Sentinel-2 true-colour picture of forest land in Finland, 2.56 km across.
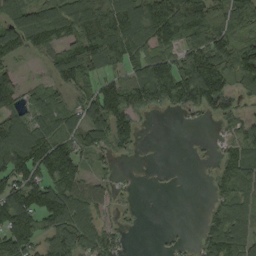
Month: September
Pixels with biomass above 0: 71%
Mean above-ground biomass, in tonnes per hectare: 87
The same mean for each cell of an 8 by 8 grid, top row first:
101 103 151 143 153 155 136 101
99 82 136 156 83 77 138 97
69 40 98 63 111 77 168 75
105 121 96 152 50 28 60 52
189 147 92 78 12 0 5 76
119 126 86 24 0 1 14 111
151 142 121 33 2 0 29 102
143 92 127 56 0 11 76 110
